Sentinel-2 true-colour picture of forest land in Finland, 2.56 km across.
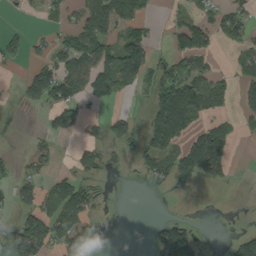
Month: September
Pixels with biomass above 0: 42%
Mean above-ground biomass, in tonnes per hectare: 51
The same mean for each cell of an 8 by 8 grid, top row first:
5 34 62 133 62 18 34 54
41 40 89 61 97 59 66 42
4 91 97 114 55 125 74 44
7 51 54 19 18 186 59 39
5 27 31 38 57 79 130 14
37 39 58 7 29 68 47 1
51 58 105 4 0 0 0 1
64 102 74 7 2 136 3 47
